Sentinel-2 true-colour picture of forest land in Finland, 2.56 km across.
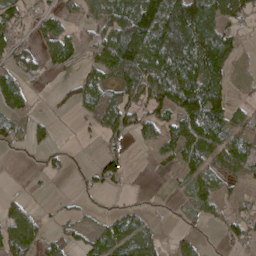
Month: April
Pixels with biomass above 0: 62%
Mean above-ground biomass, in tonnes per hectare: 57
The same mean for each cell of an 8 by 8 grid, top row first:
59 51 31 94 146 133 137 65
60 47 39 130 148 131 142 37
48 7 46 69 117 119 113 10
42 11 27 100 73 91 118 35
30 31 7 30 23 85 100 80
1 23 14 54 1 23 70 50
34 8 18 16 22 14 35 37
87 36 29 85 73 20 5 51
